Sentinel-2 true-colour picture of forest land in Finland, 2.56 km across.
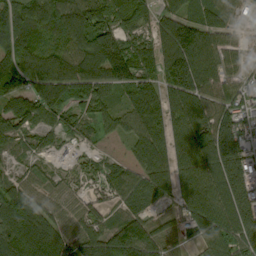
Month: September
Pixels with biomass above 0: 90%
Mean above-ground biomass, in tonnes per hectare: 97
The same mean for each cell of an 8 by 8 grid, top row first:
132 140 135 112 76 84 74 53
111 104 108 178 79 143 105 49
128 136 115 126 94 143 104 70
132 103 68 72 116 102 120 94
49 52 52 22 108 92 148 121
41 33 65 66 89 88 119 159
160 67 46 52 58 52 128 165
138 124 76 80 83 47 93 141
